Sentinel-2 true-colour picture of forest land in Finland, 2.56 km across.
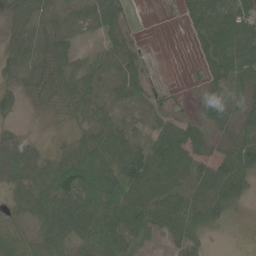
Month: June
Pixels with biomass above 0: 83%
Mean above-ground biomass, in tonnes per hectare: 60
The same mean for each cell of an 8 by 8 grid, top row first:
51 55 54 64 1 9 111 107
46 59 22 40 16 0 78 125
34 58 53 30 48 1 37 69
24 24 54 44 21 24 42 53
50 16 62 101 46 109 48 88
54 69 110 91 101 90 76 92
51 107 114 105 116 103 97 37
86 87 58 91 35 56 39 5
